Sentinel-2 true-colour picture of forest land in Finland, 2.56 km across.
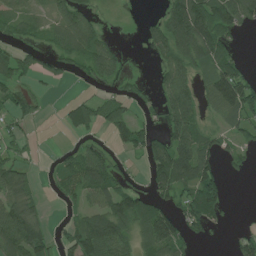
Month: July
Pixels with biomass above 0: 60%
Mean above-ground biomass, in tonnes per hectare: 61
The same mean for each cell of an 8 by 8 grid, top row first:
64 41 77 4 8 115 135 93
47 30 94 38 19 101 113 16
65 33 5 37 13 87 71 105
63 12 58 68 17 98 39 106
35 1 22 28 67 97 68 40
77 14 105 78 29 129 96 10
80 11 35 108 79 60 120 0
117 63 118 123 62 94 13 38
